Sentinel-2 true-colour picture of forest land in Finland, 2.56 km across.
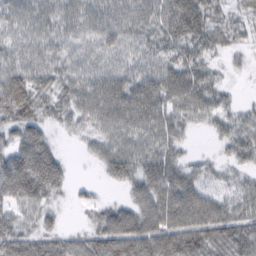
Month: February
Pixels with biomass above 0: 89%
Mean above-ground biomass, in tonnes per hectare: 50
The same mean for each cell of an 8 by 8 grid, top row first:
51 52 58 56 55 70 49 21
47 49 45 52 48 52 41 20
63 44 52 60 56 64 42 5
70 35 49 68 65 51 41 25
49 38 11 53 54 37 5 45
88 74 1 36 61 59 32 26
43 35 13 36 58 87 71 47
58 49 41 95 84 94 76 68
